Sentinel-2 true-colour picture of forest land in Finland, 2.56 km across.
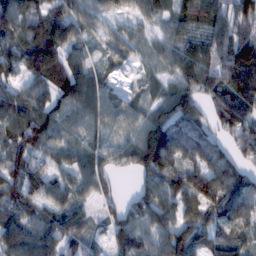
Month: February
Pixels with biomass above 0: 90%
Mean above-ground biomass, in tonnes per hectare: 87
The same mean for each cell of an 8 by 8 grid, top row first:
109 101 101 64 61 74 98 101
74 133 74 50 40 73 95 135
49 87 129 29 36 81 79 142
126 99 94 83 56 133 69 146
81 86 56 57 122 134 95 96
87 81 75 49 74 99 124 107
83 65 54 44 94 91 103 123
115 102 80 38 65 136 83 69
